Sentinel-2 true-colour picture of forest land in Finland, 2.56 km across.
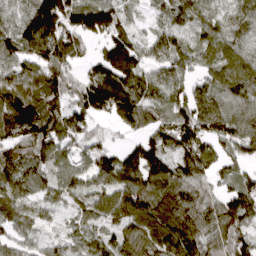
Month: April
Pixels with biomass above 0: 91%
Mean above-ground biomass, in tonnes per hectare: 107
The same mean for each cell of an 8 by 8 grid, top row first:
75 176 129 112 29 86 60 71
114 144 84 121 80 87 76 71
147 157 106 172 133 97 83 124
162 150 133 111 118 108 165 120
103 122 91 59 103 148 95 116
116 93 100 128 140 125 70 75
80 54 67 113 117 116 96 150
66 68 77 84 120 125 111 125
